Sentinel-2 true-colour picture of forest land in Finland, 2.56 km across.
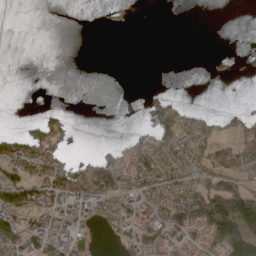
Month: April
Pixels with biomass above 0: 39%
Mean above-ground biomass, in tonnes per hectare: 40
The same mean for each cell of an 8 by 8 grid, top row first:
0 0 0 8 0 0 0 0
0 0 0 0 0 0 0 5
0 0 0 0 0 0 4 5
0 13 0 0 8 57 15 19
53 73 0 15 53 57 64 70
63 84 69 101 84 59 86 94
93 70 66 53 76 94 162 188
80 86 27 11 87 51 81 190
